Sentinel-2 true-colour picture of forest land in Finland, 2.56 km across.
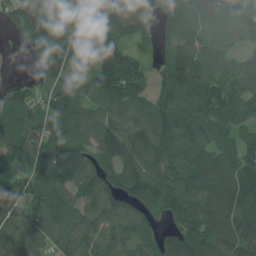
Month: July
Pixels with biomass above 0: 90%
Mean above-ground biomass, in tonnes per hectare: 110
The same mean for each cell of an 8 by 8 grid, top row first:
87 120 122 173 93 174 109 88
11 117 107 141 33 130 80 46
19 74 67 202 103 155 105 96
80 108 116 115 91 126 116 89
113 116 106 147 149 121 119 90
110 140 104 80 159 133 170 148
99 110 88 105 103 120 140 175
82 68 91 102 66 116 138 153
